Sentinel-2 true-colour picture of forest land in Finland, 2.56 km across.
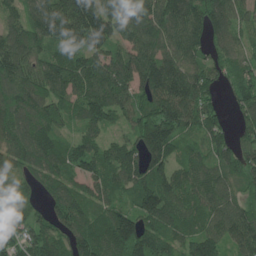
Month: June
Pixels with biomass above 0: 93%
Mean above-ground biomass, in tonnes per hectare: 132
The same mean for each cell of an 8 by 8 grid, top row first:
83 225 235 154 136 162 189 98
151 131 139 118 140 133 102 92
151 163 149 156 149 164 116 96
176 165 109 121 137 188 114 80
147 131 118 87 176 120 104 99
127 128 101 112 143 108 103 122
156 87 128 92 137 125 98 109
109 132 161 152 149 92 118 131
